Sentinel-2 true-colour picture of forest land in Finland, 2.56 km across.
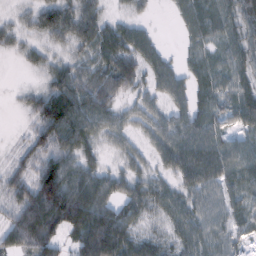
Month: February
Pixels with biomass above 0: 86%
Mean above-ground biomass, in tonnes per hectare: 53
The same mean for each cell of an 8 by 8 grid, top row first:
19 55 74 25 18 23 64 53
21 31 43 73 61 9 42 53
2 36 61 67 39 51 56 54
8 98 85 47 35 37 56 59
12 69 71 26 26 69 67 32
40 106 84 49 41 49 71 51
58 130 123 68 54 54 51 41
59 81 77 124 45 38 55 28
